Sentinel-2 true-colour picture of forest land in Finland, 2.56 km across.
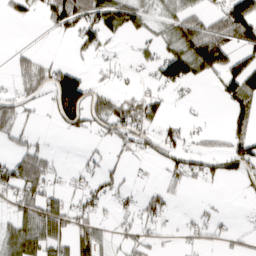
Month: March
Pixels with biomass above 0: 46%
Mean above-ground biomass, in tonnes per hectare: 42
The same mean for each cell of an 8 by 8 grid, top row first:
26 49 102 66 34 46 49 118
13 3 39 12 17 60 146 73
32 64 58 18 13 81 25 108
61 21 81 78 61 4 2 50
33 10 4 27 34 44 24 46
86 60 21 31 4 32 35 51
48 77 40 19 36 11 8 1
68 81 55 27 26 7 20 15
